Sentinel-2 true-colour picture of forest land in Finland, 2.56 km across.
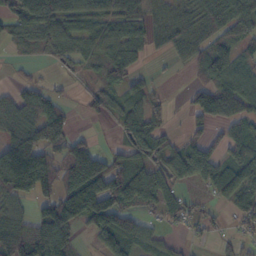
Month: October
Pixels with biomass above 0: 69%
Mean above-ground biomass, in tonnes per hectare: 69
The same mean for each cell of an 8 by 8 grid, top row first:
64 101 76 65 91 64 111 95
31 61 55 69 66 62 78 53
19 19 20 63 28 5 67 69
76 68 14 41 80 4 103 71
132 119 22 24 95 41 74 81
219 107 75 118 78 83 72 82
41 95 156 148 48 61 28 73
102 134 20 91 54 18 17 45
